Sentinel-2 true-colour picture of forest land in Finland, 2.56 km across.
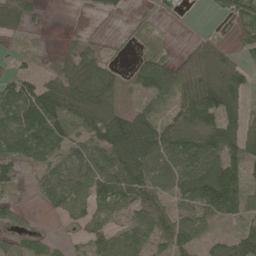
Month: May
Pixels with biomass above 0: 74%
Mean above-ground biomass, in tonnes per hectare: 57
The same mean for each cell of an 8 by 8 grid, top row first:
53 4 0 7 17 5 4 43
14 6 47 9 27 11 57 30
54 52 116 69 75 69 85 80
73 85 83 85 58 45 100 74
63 78 44 121 161 79 98 83
37 42 59 91 111 91 125 82
21 19 45 53 62 45 83 62
22 15 18 57 57 81 31 76
